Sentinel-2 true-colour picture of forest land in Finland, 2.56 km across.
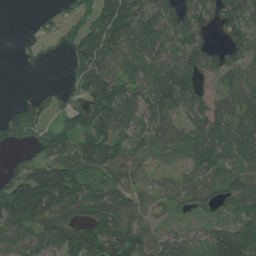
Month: July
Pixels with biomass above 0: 76%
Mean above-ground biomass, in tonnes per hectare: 81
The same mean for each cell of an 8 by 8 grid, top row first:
0 27 44 146 91 64 60 93
10 23 118 130 105 69 57 78
0 2 78 113 84 129 45 68
39 48 95 131 69 77 101 90
35 65 78 98 42 44 107 120
71 184 101 94 76 34 61 60
226 171 91 107 68 40 40 45
79 97 133 134 103 54 72 142
